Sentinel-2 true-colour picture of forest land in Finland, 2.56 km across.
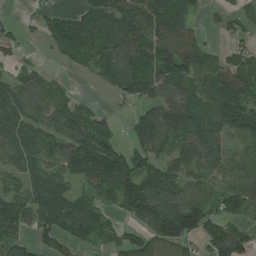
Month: July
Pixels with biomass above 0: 76%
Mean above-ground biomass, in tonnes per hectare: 87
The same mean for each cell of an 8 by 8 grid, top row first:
9 41 78 102 135 101 20 51
40 26 92 100 111 151 46 33
74 37 7 81 153 116 91 104
121 65 59 25 60 107 86 175
102 91 159 106 89 89 111 59
68 95 94 166 120 104 67 91
105 120 99 45 139 149 84 76
70 66 77 46 85 124 90 100
